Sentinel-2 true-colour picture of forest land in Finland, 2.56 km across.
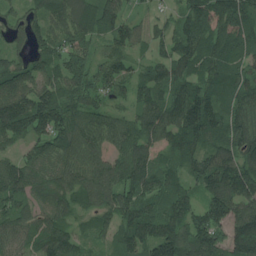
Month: July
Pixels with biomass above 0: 93%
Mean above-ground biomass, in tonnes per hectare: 114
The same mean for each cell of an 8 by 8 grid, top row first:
51 131 149 124 39 66 192 161
60 106 99 90 50 113 131 107
122 101 106 114 80 103 115 123
204 205 105 80 100 143 180 116
87 135 133 93 101 107 110 135
136 92 117 114 111 69 137 174
97 78 77 112 95 106 132 120
87 128 69 70 133 175 145 175
